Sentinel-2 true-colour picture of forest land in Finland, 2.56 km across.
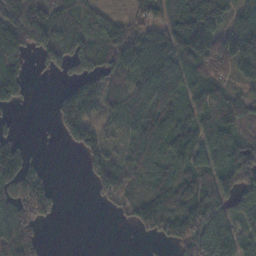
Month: November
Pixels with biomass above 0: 74%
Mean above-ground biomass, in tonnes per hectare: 69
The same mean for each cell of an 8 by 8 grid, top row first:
129 117 43 35 43 75 92 71
92 120 51 95 96 92 110 111
77 8 74 68 98 97 72 48
14 12 122 58 77 95 77 61
44 1 72 27 123 87 101 79
124 23 7 95 72 85 83 82
103 59 0 20 69 99 102 87
111 13 0 0 13 64 112 54
